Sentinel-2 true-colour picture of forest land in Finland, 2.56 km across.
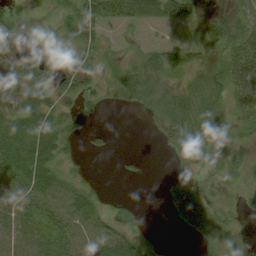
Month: August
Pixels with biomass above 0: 62%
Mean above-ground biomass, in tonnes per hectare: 27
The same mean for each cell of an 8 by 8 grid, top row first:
7 10 61 34 23 30 22 25
6 8 25 9 18 41 25 44
37 37 29 15 31 13 26 60
33 41 16 1 7 33 40 30
52 53 11 4 0 33 43 13
53 41 13 0 3 14 15 15
57 42 56 19 6 44 40 12
57 45 51 53 18 1 37 11
